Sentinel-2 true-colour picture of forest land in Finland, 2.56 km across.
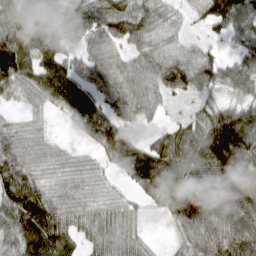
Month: March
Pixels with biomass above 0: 88%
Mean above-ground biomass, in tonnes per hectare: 79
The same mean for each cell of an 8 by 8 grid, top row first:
80 76 80 93 85 41 88 111
132 77 61 62 62 53 39 48
106 118 90 84 80 94 68 73
22 35 96 79 56 15 62 82
70 42 16 102 61 89 149 162
104 52 64 29 139 127 98 97
115 107 66 57 27 120 115 116
94 139 55 79 28 28 89 98
